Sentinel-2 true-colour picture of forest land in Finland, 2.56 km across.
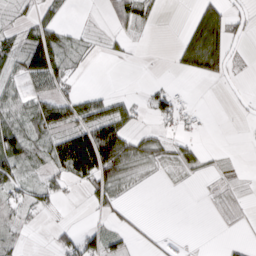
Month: March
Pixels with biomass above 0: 44%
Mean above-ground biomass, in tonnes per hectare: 25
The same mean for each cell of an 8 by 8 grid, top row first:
14 27 0 28 34 0 64 18
40 34 14 7 1 18 100 9
25 50 8 0 2 4 22 5
43 65 56 54 16 53 6 2
63 40 114 102 33 23 2 0
47 31 54 57 7 6 6 1
27 22 2 26 1 0 3 6
14 5 59 30 7 3 0 5
